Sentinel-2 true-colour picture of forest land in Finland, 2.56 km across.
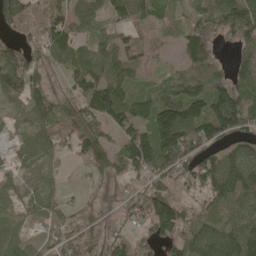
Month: May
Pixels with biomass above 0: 83%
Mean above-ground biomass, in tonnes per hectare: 84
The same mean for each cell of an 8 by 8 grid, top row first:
105 84 84 49 68 35 69 150
61 103 68 92 69 37 65 68
99 33 65 111 40 65 93 117
36 70 103 129 105 172 144 136
29 91 99 64 160 183 103 81
41 36 6 89 89 75 131 180
35 46 36 55 101 111 55 96
45 25 58 84 49 89 123 161
